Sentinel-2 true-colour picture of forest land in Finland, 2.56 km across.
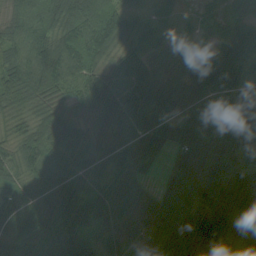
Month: August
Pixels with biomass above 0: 93%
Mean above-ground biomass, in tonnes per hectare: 72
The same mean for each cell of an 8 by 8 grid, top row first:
71 106 131 104 33 20 13 48
81 126 145 102 40 31 58 74
96 143 114 80 72 60 108 66
58 74 51 112 83 71 58 55
62 102 68 47 63 61 73 63
69 81 67 67 28 46 65 65
96 91 98 62 55 57 65 98
36 66 83 35 54 78 60 81
